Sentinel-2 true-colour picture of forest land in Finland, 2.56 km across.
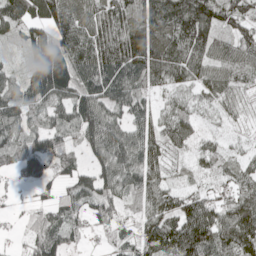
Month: May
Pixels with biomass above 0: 89%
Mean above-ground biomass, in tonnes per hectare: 68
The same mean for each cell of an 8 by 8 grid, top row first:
75 86 75 67 81 110 97 67
17 139 91 101 113 93 78 62
47 184 102 106 69 63 58 43
74 62 91 67 51 57 29 24
67 72 53 112 83 49 29 13
42 57 68 92 79 18 33 56
11 54 53 61 30 29 58 90
12 103 29 28 57 94 99 108
